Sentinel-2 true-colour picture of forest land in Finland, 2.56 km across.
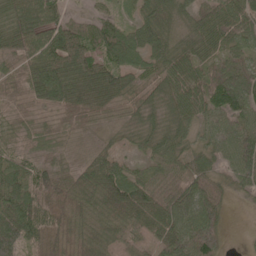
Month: May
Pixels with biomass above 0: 91%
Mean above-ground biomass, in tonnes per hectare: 55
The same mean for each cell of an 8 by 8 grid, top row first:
63 66 21 31 52 52 71 81
63 79 77 79 71 59 64 55
24 84 77 82 43 72 73 69
17 25 35 28 33 51 61 72
23 18 13 23 35 49 40 77
62 51 45 80 39 50 54 58
90 54 54 78 78 83 79 4
92 57 53 46 38 79 93 2
